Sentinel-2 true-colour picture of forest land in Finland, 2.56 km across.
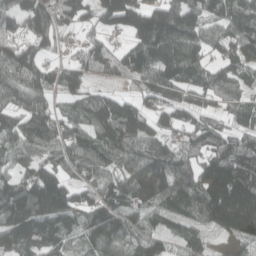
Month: April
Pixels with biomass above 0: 87%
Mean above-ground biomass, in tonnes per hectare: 97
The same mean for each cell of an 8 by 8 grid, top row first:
85 96 83 136 142 153 101 115
99 51 37 47 135 135 71 91
104 86 88 37 78 116 68 65
83 73 75 134 65 69 51 60
80 96 101 118 88 64 86 79
61 88 63 84 158 131 151 187
159 160 75 106 72 82 162 275
118 100 63 117 65 45 27 91
